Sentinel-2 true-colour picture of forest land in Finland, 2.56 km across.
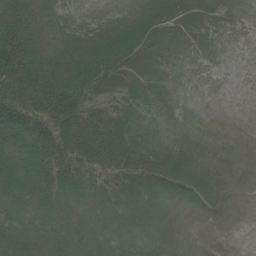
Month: July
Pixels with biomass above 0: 56%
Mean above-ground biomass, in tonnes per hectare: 14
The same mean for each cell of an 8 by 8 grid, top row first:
27 13 7 9 17 11 3 0
47 22 22 27 11 0 0 0
59 39 31 17 5 0 0 0
49 45 38 18 3 0 0 0
28 39 35 28 12 3 0 0
27 27 19 15 17 16 4 0
12 14 5 3 2 0 2 0
23 15 5 0 1 0 0 0
